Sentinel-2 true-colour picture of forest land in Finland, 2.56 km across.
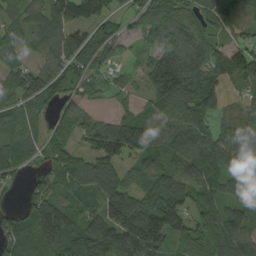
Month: September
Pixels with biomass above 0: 89%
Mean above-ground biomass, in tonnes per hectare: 93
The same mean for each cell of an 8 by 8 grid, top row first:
50 94 94 66 88 98 74 84
49 79 116 64 47 106 88 76
78 112 64 42 53 169 96 83
78 50 69 36 52 107 78 56
78 62 58 154 119 98 105 101
41 76 115 106 74 103 104 88
30 153 87 165 143 137 92 101
114 175 173 167 187 76 92 114
